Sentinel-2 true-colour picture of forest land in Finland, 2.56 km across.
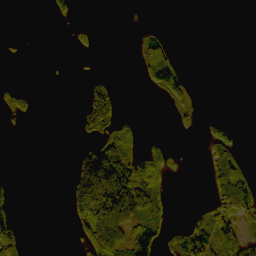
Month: October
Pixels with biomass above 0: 27%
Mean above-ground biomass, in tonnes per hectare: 33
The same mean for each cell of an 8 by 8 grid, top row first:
0 18 5 0 0 0 0 0
4 0 21 0 30 11 0 0
5 2 6 17 39 73 0 0
37 0 36 77 1 16 2 0
0 0 23 65 51 8 66 20
3 0 71 84 136 9 60 80
20 0 80 160 67 4 49 97
68 0 46 142 98 52 78 69
